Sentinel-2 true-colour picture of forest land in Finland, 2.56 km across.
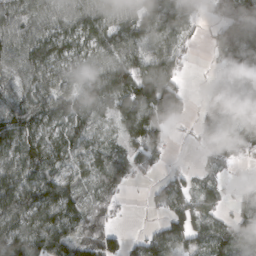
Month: March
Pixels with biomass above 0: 82%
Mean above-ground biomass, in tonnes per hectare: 75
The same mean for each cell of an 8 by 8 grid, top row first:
80 71 80 66 104 106 56 188
75 93 72 88 67 54 22 157
65 70 74 112 133 81 21 122
94 84 82 79 154 120 62 78
110 81 58 45 102 6 24 61
87 79 50 73 21 29 33 14
101 114 72 33 9 78 60 59
114 95 74 56 47 76 79 77
